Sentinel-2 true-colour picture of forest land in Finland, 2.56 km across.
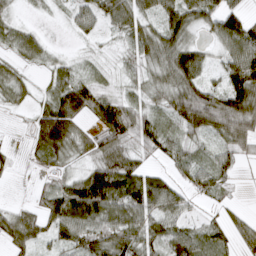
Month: March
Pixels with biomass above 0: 80%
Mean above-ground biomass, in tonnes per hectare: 51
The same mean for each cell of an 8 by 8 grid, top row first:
17 7 38 50 50 75 54 40
42 24 8 11 55 78 28 82
39 28 48 17 35 76 35 93
12 65 69 73 47 71 116 108
4 93 48 66 51 43 29 58
7 23 47 108 67 34 56 15
24 62 101 83 83 55 16 13
59 41 72 83 65 63 50 44
